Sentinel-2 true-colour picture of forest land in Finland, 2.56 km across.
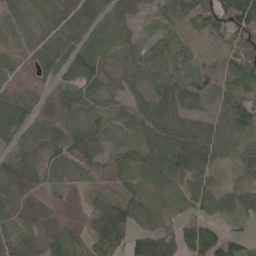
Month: May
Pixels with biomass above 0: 88%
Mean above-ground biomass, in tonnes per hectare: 61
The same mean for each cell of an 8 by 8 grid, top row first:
40 45 73 61 19 47 69 112
28 56 79 60 50 51 13 60
31 40 77 31 54 67 52 71
85 33 55 28 62 70 56 89
47 66 94 38 61 107 108 36
90 40 43 73 52 85 46 32
60 66 27 103 70 36 48 52
67 97 54 107 120 102 89 39
